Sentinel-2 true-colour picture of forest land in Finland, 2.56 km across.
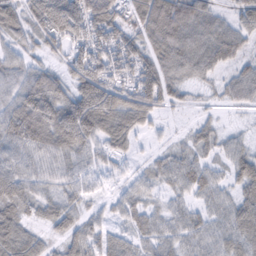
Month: February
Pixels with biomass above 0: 90%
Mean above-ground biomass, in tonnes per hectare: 67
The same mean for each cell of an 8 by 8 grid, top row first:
78 132 123 88 78 102 63 55
48 51 76 97 67 92 85 49
73 81 101 84 112 64 36 64
106 102 141 113 88 24 20 25
82 87 82 64 17 32 44 37
82 54 57 30 38 64 52 76
70 49 44 34 48 38 44 78
90 42 68 54 49 51 59 76
